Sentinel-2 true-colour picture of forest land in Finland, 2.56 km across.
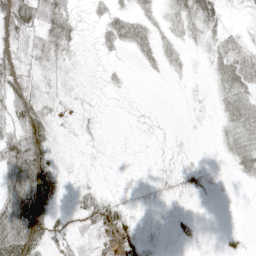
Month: May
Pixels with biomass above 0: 61%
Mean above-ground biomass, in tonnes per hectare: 22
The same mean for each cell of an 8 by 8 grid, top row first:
65 49 10 28 27 31 43 8
22 37 10 16 30 18 16 34
45 11 4 5 2 4 7 43
46 32 6 1 3 0 4 44
72 35 5 2 1 3 1 37
70 54 6 1 2 10 6 12
78 44 25 41 4 5 0 1
96 33 12 25 19 7 1 7
